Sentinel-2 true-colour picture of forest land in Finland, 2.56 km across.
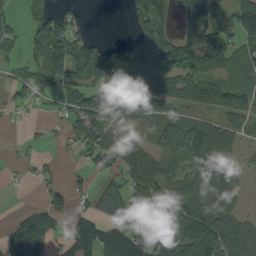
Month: September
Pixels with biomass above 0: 69%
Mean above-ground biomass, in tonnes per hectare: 75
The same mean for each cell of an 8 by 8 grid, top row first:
23 84 30 0 107 79 122 91
26 138 109 38 100 105 103 60
33 77 74 99 122 92 76 29
14 9 89 133 127 64 51 71
5 15 62 80 49 117 116 39
6 22 18 57 118 58 116 57
7 74 27 109 101 105 118 47
92 69 127 119 114 108 145 125
